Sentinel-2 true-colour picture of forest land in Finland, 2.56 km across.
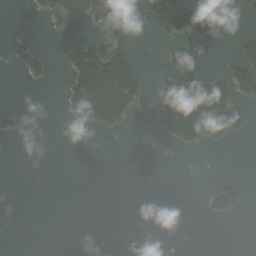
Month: September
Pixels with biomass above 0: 21%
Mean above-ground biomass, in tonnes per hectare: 26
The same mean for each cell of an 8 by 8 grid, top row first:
0 32 42 89 37 92 33 4
9 5 43 54 0 21 9 32
3 24 84 134 34 52 62 70
22 0 73 127 19 146 136 42
1 0 0 0 0 29 36 7
0 0 0 0 0 0 1 8
1 0 0 0 0 0 27 31
0 0 0 2 5 0 0 0
